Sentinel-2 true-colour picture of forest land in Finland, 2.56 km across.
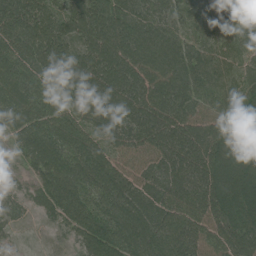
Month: July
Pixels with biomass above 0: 97%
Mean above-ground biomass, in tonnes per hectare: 95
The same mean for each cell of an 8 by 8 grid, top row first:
130 98 107 128 86 73 44 78
125 126 89 136 146 108 65 56
112 98 117 120 111 115 82 49
100 112 102 127 123 115 77 90
42 107 102 69 89 113 129 84
34 103 114 117 68 107 120 110
51 70 92 98 99 93 106 112
23 11 60 109 125 112 84 111
